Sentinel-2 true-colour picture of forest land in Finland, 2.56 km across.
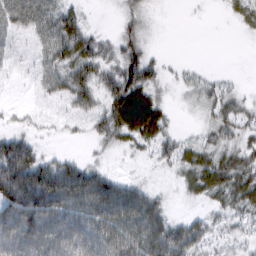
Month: March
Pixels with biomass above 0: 77%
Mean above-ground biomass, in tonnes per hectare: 44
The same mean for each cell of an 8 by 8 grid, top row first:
52 52 27 6 31 1 2 23
17 44 61 29 36 0 0 1
7 34 55 47 63 13 20 6
8 11 27 61 90 9 26 37
62 8 7 32 37 36 34 34
110 92 79 36 10 22 72 67
98 105 85 102 99 8 25 47
83 88 76 99 119 79 38 24
